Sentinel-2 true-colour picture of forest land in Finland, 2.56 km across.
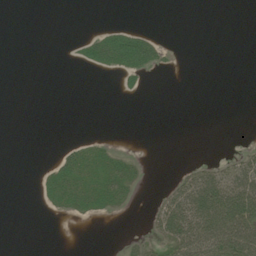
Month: July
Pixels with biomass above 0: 22%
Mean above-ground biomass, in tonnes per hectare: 17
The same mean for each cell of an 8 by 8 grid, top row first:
0 0 0 0 0 0 0 0
0 0 14 69 58 2 0 0
0 0 0 2 10 0 0 0
0 0 0 0 0 0 0 0
0 0 20 11 0 0 0 2
0 23 50 49 10 11 41 48
0 12 32 23 3 71 104 117
0 0 0 0 12 68 96 100
